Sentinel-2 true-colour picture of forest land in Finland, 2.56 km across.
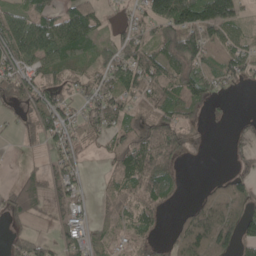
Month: May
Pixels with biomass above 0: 69%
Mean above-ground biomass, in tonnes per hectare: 51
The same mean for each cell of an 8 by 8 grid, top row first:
55 64 90 20 47 123 113 51
84 105 92 44 54 75 64 44
78 56 35 61 76 55 60 39
24 85 33 63 39 56 15 3
7 37 38 35 62 48 5 22
10 39 28 31 86 38 5 37
42 31 31 30 44 14 100 77
25 23 53 32 33 65 157 69
